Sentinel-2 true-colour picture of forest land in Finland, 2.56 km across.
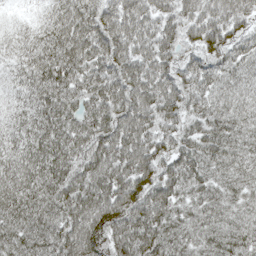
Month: May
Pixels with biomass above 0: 98%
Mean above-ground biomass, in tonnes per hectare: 71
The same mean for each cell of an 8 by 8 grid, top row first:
10 38 79 73 79 73 81 67
45 72 84 82 76 64 63 52
44 74 68 76 89 61 55 55
50 81 76 84 90 62 63 60
62 84 72 90 85 60 74 66
85 77 73 86 70 73 61 59
84 76 91 91 90 63 64 52
72 71 96 82 90 64 59 68
